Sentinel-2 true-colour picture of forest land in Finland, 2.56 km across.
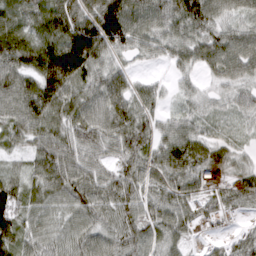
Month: March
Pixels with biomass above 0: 92%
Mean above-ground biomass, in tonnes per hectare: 72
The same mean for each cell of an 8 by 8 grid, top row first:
75 94 96 144 84 88 85 46
98 99 157 86 50 59 76 76
85 122 98 84 25 27 30 58
81 99 79 100 61 30 39 42
47 83 77 69 75 90 61 25
48 86 84 67 76 78 54 50
94 61 78 83 70 82 35 42
87 66 74 78 77 63 18 47
